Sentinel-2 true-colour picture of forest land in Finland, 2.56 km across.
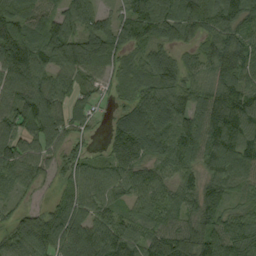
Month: September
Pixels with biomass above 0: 91%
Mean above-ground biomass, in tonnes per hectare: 88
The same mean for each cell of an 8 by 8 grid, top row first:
88 73 80 50 108 94 97 106
116 128 131 102 72 53 60 118
111 77 68 57 76 92 66 100
103 107 44 34 117 106 123 107
87 76 45 15 74 123 128 107
78 44 90 75 79 62 66 84
50 57 95 71 84 71 95 62
95 126 117 116 87 130 119 140
